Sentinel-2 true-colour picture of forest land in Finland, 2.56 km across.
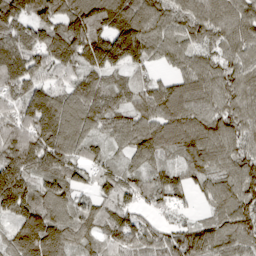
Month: March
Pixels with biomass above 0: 94%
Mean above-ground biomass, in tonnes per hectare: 102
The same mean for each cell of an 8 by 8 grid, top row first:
117 99 135 137 125 95 105 110
118 123 140 158 122 89 65 93
130 91 88 63 50 70 88 92
97 160 120 96 95 120 89 88
133 140 97 61 115 105 131 94
152 106 68 80 66 65 89 110
137 112 84 85 50 45 42 110
120 182 88 86 95 95 111 85
